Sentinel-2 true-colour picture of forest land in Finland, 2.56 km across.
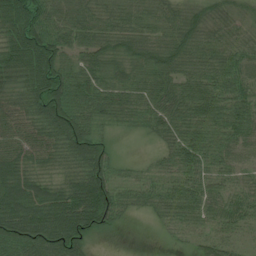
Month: July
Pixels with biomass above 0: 92%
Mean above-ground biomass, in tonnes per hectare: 67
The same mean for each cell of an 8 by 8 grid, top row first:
90 68 62 61 61 57 57 49
92 107 56 62 70 81 67 61
57 109 65 67 70 67 70 73
76 100 85 58 69 73 74 74
70 77 105 25 6 59 69 64
91 49 87 66 25 49 59 43
105 107 142 89 35 61 59 59
106 104 72 4 0 15 50 22
